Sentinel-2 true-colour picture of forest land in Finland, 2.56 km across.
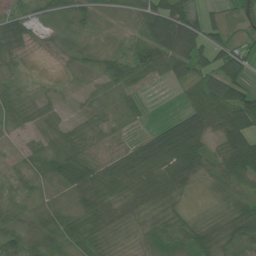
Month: June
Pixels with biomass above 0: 84%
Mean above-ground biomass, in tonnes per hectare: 45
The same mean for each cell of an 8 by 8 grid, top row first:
40 30 47 13 61 110 35 34
49 16 27 19 64 94 72 43
29 14 18 59 35 35 57 62
40 34 20 28 15 17 71 86
8 37 45 18 50 103 39 82
17 45 74 64 74 81 40 71
23 33 51 46 47 33 7 47
45 43 55 26 30 59 49 61
